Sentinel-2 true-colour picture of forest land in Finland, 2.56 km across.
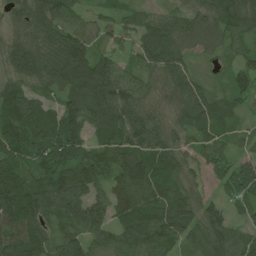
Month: June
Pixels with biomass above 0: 93%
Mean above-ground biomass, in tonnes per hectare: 82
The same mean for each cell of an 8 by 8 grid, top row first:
58 95 44 37 44 54 64 100
86 113 118 50 67 74 35 46
77 103 129 123 61 73 24 58
118 73 122 119 85 58 84 34
108 152 99 113 99 63 71 30
105 92 114 89 107 70 43 90
126 94 99 92 97 93 62 40
117 83 88 69 106 77 83 66
